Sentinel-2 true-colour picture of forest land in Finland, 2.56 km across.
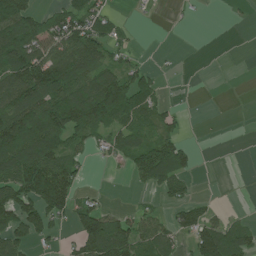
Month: July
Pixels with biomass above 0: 53%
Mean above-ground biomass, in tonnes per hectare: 65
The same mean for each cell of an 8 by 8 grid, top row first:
128 57 89 33 3 5 1 2
139 96 132 62 5 1 0 0
124 158 109 113 60 2 0 0
117 152 158 126 77 22 0 0
160 126 50 55 78 76 0 0
127 153 43 3 66 89 0 0
128 118 77 20 24 52 36 2
84 33 89 176 77 48 124 72
